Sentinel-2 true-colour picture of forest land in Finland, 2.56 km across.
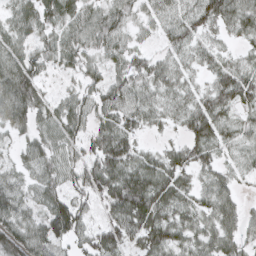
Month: March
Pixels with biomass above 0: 87%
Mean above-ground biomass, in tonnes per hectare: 48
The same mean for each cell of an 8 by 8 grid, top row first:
46 55 57 58 36 36 60 59
51 43 54 46 23 42 28 17
96 29 33 45 43 44 26 55
74 46 56 57 41 32 62 31
31 45 49 62 17 21 56 33
36 44 61 70 65 54 27 28
65 62 64 53 83 45 37 36
88 66 42 60 54 49 41 37
